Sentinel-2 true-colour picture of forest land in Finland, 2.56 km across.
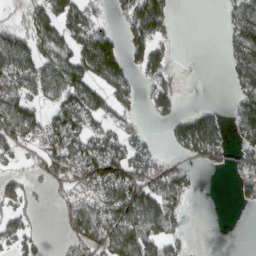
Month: March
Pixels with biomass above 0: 56%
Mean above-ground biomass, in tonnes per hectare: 75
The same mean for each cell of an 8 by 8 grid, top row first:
26 111 117 33 166 25 0 92
124 105 114 145 115 17 0 105
111 107 122 126 52 41 1 82
112 64 134 69 25 63 58 83
59 90 109 102 63 54 138 64
45 66 99 144 106 87 2 48
69 9 96 120 128 70 0 12
76 13 96 107 112 51 0 0
